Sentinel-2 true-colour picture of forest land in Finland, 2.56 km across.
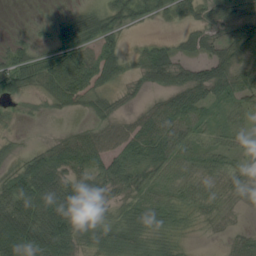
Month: August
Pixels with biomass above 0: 76%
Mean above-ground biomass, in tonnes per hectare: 37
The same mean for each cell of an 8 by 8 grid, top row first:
0 6 29 54 26 20 31 41
24 29 56 32 19 32 43 56
53 64 64 31 29 45 66 46
6 9 16 23 28 55 25 27
13 17 54 41 55 49 25 11
42 78 42 57 33 19 25 32
74 79 71 25 42 28 17 11
105 87 45 51 43 18 2 20
